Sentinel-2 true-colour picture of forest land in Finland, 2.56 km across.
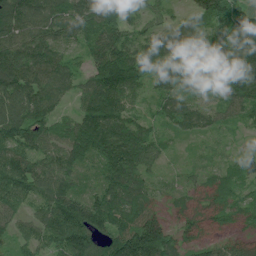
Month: June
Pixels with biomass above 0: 95%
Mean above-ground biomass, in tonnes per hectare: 98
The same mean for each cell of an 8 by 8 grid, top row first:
137 115 120 102 46 36 109 101
126 99 68 128 87 90 96 144
145 103 64 157 96 102 71 158
133 102 75 132 47 91 73 80
109 85 134 145 132 28 31 17
127 100 72 119 80 27 63 81
70 96 142 126 108 67 102 81
83 86 158 135 235 91 72 63
